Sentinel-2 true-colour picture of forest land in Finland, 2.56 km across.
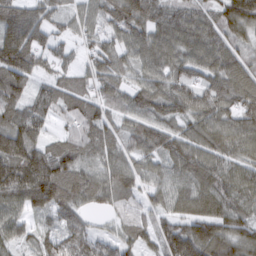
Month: March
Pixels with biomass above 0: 93%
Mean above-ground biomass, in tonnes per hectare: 88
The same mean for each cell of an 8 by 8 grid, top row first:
109 76 57 92 103 80 63 110
171 78 43 70 89 91 93 47
113 54 46 83 65 85 73 87
97 83 81 59 92 84 97 91
132 73 105 70 87 105 106 86
144 180 118 98 70 78 103 85
72 104 75 52 56 70 93 91
58 71 100 51 64 132 127 97
